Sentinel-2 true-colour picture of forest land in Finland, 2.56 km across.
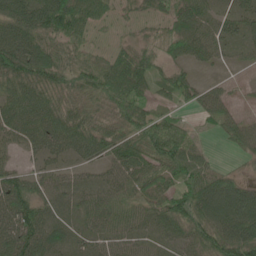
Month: June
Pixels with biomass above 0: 87%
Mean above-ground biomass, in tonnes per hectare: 52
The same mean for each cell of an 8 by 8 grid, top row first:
75 90 74 27 24 58 42 43
92 69 39 16 33 43 52 27
79 74 58 72 56 43 11 6
67 75 55 48 48 22 34 20
34 58 65 62 66 71 12 35
49 44 29 44 65 52 54 20
87 47 40 59 53 65 82 88
91 69 34 49 42 51 71 94
